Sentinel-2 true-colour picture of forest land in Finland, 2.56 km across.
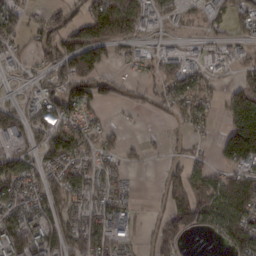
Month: February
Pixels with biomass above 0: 67%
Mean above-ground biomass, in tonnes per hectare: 68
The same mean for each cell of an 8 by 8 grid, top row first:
91 64 78 136 65 37 47 46
46 97 164 89 24 31 34 32
25 72 140 55 30 94 48 60
78 106 88 6 27 45 34 126
47 92 89 40 27 20 14 184
96 65 95 58 2 53 66 88
72 89 63 85 9 92 86 83
138 124 111 73 27 58 2 76
